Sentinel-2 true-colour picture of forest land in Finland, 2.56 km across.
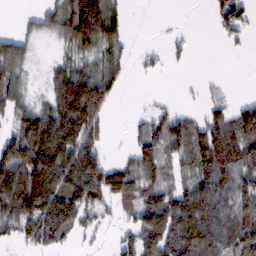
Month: February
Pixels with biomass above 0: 64%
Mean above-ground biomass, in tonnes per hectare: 72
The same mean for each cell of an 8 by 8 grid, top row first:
6 51 169 87 0 1 13 75
46 5 66 64 10 13 0 10
67 31 107 66 4 1 5 0
69 75 168 30 13 38 52 74
111 118 113 10 77 86 155 113
124 162 147 114 94 50 124 93
122 157 117 37 78 103 125 120
42 92 21 14 113 112 113 130
